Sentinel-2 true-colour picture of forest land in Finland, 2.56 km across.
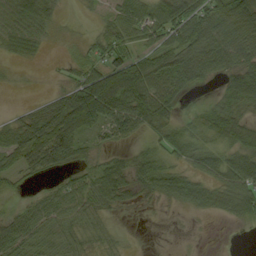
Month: September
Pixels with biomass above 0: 71%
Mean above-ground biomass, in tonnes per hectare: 44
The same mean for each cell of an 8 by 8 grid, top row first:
71 36 3 33 63 81 67 81
32 9 14 60 37 59 73 75
2 2 54 99 96 69 32 74
10 55 107 105 109 30 37 43
51 58 37 24 22 50 29 56
31 9 34 65 51 49 41 81
17 47 48 29 8 14 34 59
52 43 29 14 0 1 0 0
